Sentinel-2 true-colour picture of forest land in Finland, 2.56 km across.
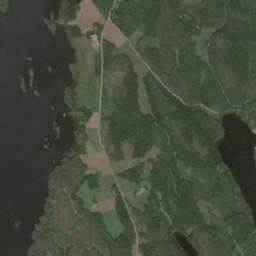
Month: August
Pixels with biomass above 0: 64%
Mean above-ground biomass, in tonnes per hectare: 95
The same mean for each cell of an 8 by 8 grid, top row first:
9 50 107 139 116 133 112 119
1 0 39 99 77 153 102 149
7 8 60 65 108 143 127 152
0 3 95 120 162 166 172 110
0 7 84 106 116 154 165 7
0 79 151 40 141 141 134 46
0 82 101 93 163 182 112 121
11 123 96 114 140 146 178 171
